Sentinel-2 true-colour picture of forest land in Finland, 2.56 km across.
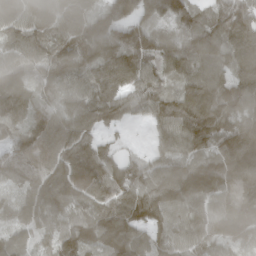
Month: March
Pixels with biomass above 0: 95%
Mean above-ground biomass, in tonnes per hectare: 107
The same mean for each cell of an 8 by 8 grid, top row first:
83 105 99 133 124 122 75 137
97 106 122 123 151 76 119 135
113 83 87 100 100 70 105 116
111 89 95 96 68 122 145 133
111 125 112 37 12 99 104 160
112 136 115 104 111 111 118 155
73 140 97 125 144 94 95 134
57 69 142 166 98 96 95 85
